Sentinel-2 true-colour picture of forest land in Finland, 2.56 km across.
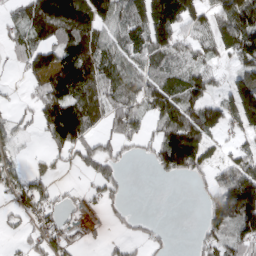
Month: March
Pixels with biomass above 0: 63%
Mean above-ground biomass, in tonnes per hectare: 64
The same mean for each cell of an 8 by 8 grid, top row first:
36 149 140 88 98 119 61 131
41 80 107 73 83 86 51 95
7 91 131 92 75 70 62 72
20 98 110 86 63 110 82 129
28 36 77 46 30 134 54 31
49 35 17 50 0 41 37 130
35 41 29 24 0 0 52 141
11 62 18 15 27 3 41 62
